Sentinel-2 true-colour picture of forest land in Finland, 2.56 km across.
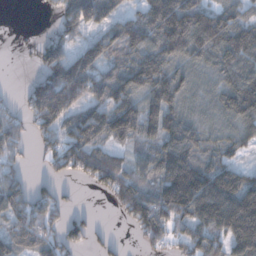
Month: December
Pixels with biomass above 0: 76%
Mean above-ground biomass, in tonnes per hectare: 98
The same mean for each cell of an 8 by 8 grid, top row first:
0 13 153 95 99 174 119 72
2 76 67 97 125 133 135 142
1 136 185 113 151 122 68 123
40 149 92 138 125 108 69 121
76 67 129 76 68 143 77 80
58 31 55 126 55 173 141 97
110 89 15 32 149 160 184 195
84 80 55 19 57 71 119 174
